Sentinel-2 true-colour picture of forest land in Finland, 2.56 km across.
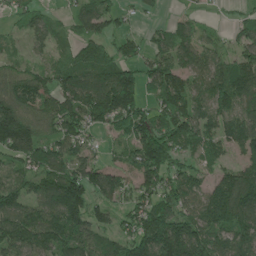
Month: June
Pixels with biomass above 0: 84%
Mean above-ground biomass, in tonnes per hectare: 105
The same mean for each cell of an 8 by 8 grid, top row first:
49 38 81 73 28 33 13 25
21 52 65 64 52 111 73 63
88 86 129 167 94 115 120 124
160 105 125 164 101 116 108 88
187 87 82 31 149 122 89 103
70 127 132 93 127 94 57 130
108 117 170 75 118 127 152 191
146 144 143 92 182 225 167 142
